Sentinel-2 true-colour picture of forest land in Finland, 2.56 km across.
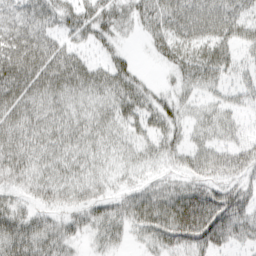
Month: March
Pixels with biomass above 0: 82%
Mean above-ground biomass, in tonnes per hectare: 44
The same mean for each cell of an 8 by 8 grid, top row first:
51 50 56 62 53 78 77 63
68 56 26 32 10 56 61 45
71 63 52 60 23 26 50 26
46 36 31 42 50 38 29 25
45 35 36 30 29 34 34 32
39 31 32 23 18 29 41 36
31 29 34 40 63 84 86 54
73 55 18 34 27 55 61 33
